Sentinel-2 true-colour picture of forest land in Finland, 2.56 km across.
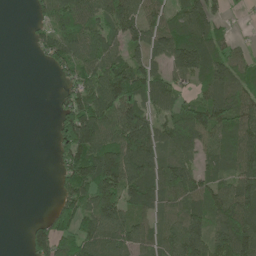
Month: May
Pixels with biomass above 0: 72%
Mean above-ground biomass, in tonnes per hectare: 82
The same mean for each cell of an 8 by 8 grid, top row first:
0 77 105 121 76 65 120 17
0 79 120 80 94 137 105 31
0 4 81 136 111 61 111 73
0 3 157 117 114 73 142 86
0 10 171 113 145 85 76 100
0 3 139 168 125 100 63 99
0 21 99 133 72 61 99 126
0 116 101 98 70 103 126 149
